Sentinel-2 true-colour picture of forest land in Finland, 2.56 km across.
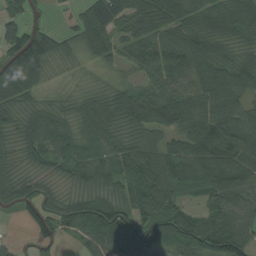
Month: August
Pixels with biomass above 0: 90%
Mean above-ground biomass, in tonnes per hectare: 73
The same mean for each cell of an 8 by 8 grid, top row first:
61 15 76 75 71 72 67 73
130 106 45 54 75 87 85 50
136 34 15 23 47 71 105 76
79 60 70 104 112 99 81 62
61 84 80 69 76 62 106 91
63 48 61 70 106 79 88 89
60 75 85 91 88 57 51 90
21 45 35 90 93 77 86 104
